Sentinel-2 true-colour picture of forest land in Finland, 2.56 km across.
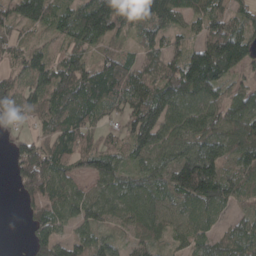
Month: April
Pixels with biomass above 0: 88%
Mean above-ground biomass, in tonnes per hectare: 79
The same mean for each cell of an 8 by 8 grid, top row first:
78 78 97 110 88 74 89 59
53 46 66 37 52 42 148 138
44 99 124 97 77 120 131 46
51 89 86 34 130 101 94 119
50 85 85 53 99 87 99 122
74 123 62 82 68 105 151 73
10 98 75 74 96 63 74 38
1 79 61 47 74 36 63 80
